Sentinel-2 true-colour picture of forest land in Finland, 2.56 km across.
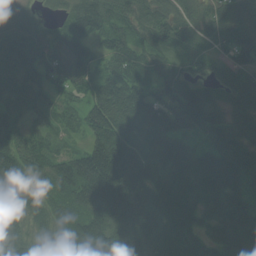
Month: July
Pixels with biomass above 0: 96%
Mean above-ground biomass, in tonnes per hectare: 112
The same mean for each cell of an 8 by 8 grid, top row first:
89 32 125 96 85 89 60 77
152 113 118 102 97 61 56 132
123 92 63 108 83 101 73 96
82 69 72 157 133 160 120 93
104 65 47 187 91 110 97 117
166 91 191 222 103 91 135 148
138 89 126 218 154 102 83 128
125 56 157 197 179 111 75 125
